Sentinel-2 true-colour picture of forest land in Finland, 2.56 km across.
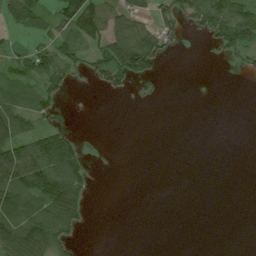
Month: July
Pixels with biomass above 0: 38%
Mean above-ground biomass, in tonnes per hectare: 34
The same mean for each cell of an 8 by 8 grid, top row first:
45 40 113 58 37 52 83 77
15 43 55 94 97 20 12 52
57 59 14 58 31 0 0 3
82 37 0 0 0 0 0 0
84 81 24 0 0 0 0 0
105 120 62 0 0 0 0 0
93 104 66 0 0 0 0 0
107 85 11 0 0 0 0 0
